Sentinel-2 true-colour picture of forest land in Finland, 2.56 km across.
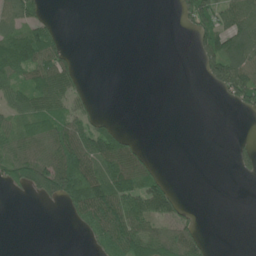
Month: June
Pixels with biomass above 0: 42%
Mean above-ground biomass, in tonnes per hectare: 40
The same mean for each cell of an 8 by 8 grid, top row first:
69 22 0 0 0 18 74 107
99 94 2 0 0 0 69 75
53 98 29 0 0 0 36 97
58 82 39 2 0 0 0 23
60 74 81 97 13 0 0 12
65 117 107 99 81 3 0 14
0 5 70 112 84 48 0 0
0 0 5 86 97 91 20 0
